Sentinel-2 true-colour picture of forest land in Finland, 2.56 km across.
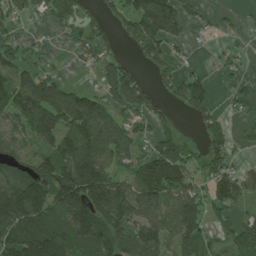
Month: June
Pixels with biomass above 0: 67%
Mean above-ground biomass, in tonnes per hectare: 82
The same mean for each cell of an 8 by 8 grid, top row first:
50 51 73 37 132 105 13 9
60 14 57 26 75 24 4 19
92 82 8 92 38 55 33 21
108 155 156 66 71 23 56 20
52 87 136 81 41 98 71 21
87 145 204 77 125 128 74 46
167 125 159 146 108 125 82 40
139 183 128 142 118 106 64 96
